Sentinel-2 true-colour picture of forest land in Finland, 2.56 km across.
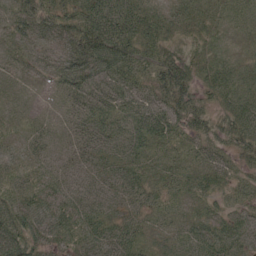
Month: June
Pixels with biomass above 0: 95%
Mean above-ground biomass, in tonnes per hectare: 41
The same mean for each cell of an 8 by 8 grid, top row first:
46 67 74 83 52 31 21 15
18 35 98 109 57 33 20 7
13 22 66 60 41 100 34 24
11 5 33 38 48 64 47 55
15 23 32 38 37 23 40 62
24 33 30 34 29 24 41 30
65 53 49 28 29 15 26 33
83 47 40 60 26 23 46 45
